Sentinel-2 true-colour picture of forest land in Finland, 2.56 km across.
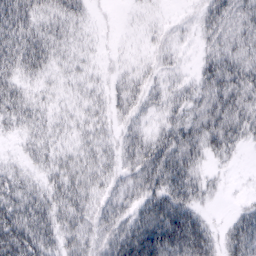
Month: February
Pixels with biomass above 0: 81%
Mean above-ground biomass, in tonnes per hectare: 37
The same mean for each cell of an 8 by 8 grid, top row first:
61 36 29 2 7 5 36 41
62 49 16 4 8 15 25 44
38 18 16 15 24 17 46 57
45 21 16 25 22 33 53 54
8 25 21 24 44 67 50 31
29 27 35 30 54 71 18 1
66 53 46 38 49 82 16 16
85 52 41 55 94 99 55 61
